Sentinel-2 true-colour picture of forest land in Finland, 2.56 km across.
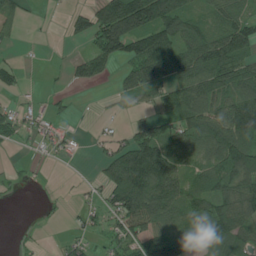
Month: July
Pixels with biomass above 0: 62%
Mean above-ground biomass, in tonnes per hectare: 61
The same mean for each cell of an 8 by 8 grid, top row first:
36 3 38 129 138 110 40 56
11 1 9 127 109 99 108 96
32 3 43 24 102 81 97 81
40 29 4 11 34 79 89 130
12 44 9 39 130 69 88 111
7 3 2 97 152 107 75 114
1 6 18 61 124 84 83 106
5 3 38 46 82 86 70 70
